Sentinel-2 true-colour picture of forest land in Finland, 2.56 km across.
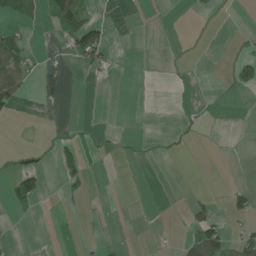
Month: June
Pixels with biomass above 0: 13%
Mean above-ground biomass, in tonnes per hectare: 12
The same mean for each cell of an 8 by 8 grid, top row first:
19 20 42 2 0 0 1 0
51 3 58 15 0 0 0 3
72 36 1 4 0 0 0 51
7 0 0 0 0 0 0 0
1 3 28 2 1 0 0 0
43 16 35 0 0 0 0 0
11 0 7 2 0 1 29 32
1 0 7 4 1 6 90 33
